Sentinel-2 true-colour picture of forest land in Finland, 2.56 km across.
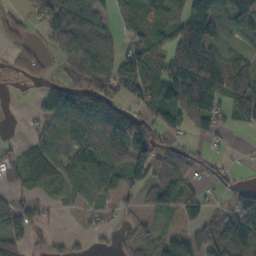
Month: October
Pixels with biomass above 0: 70%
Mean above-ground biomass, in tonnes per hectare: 70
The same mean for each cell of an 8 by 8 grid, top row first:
23 74 105 42 64 85 161 123
28 29 81 46 78 109 153 42
9 25 55 87 104 128 148 106
0 78 137 104 68 99 98 95
20 74 97 140 86 46 25 3
43 73 84 96 82 104 45 13
61 21 36 33 35 74 51 95
67 22 13 16 52 73 90 124
